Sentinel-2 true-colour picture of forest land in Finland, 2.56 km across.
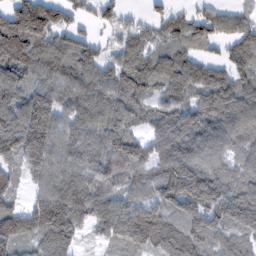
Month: February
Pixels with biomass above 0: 88%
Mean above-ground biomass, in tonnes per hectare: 102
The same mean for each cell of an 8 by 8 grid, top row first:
149 144 45 39 26 49 58 44
178 110 87 36 68 72 28 78
123 106 109 86 100 108 103 83
160 168 103 108 66 97 103 125
145 163 100 120 85 135 124 86
53 107 92 93 69 183 127 84
62 162 108 129 109 115 145 149
118 105 35 89 154 137 104 75
